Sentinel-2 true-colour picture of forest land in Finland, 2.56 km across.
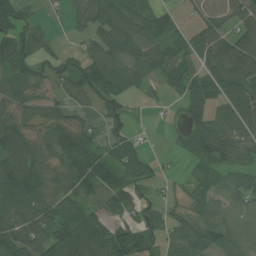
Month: July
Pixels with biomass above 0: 79%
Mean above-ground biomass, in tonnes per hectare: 69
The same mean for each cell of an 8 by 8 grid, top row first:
79 13 48 84 84 35 55 57
82 40 30 85 82 65 88 125
56 44 97 115 50 62 94 138
44 55 39 50 6 18 83 102
116 55 88 44 11 19 107 100
147 71 74 57 43 15 52 59
116 94 81 56 66 39 48 34
117 119 161 103 48 72 83 27
